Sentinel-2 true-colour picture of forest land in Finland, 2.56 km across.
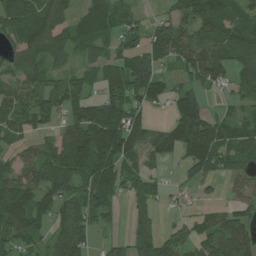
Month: July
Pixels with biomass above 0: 77%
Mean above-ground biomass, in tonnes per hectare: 88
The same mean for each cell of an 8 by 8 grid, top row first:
124 108 74 103 27 79 119 74
62 97 70 58 91 120 119 104
69 92 74 101 132 44 101 70
99 93 93 137 68 92 59 51
52 57 154 176 122 121 148 106
97 115 113 128 87 12 77 50
150 95 113 62 80 14 30 74
92 59 98 26 75 82 90 101
